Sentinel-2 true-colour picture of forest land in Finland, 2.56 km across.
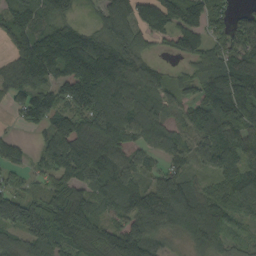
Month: September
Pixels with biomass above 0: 85%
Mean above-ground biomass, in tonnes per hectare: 105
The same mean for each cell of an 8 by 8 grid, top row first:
112 68 30 120 115 125 107 58
101 152 179 160 76 72 87 98
105 93 174 142 121 47 92 149
48 133 126 195 130 62 104 127
58 73 151 148 74 83 52 107
49 63 116 150 76 108 32 110
132 114 134 103 134 158 96 93
79 121 102 134 156 37 98 38
